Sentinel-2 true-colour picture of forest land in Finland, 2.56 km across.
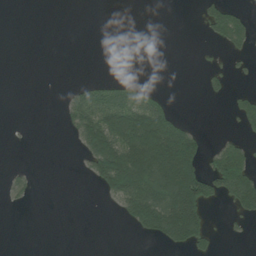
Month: July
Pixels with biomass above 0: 26%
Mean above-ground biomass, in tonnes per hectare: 47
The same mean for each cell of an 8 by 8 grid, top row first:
0 0 0 0 0 0 52 43
0 0 0 0 0 0 7 47
0 0 11 25 7 0 26 8
0 0 106 119 121 27 0 58
1 0 52 166 225 211 18 35
16 0 6 198 223 249 105 134
9 0 0 14 184 221 58 75
0 0 0 0 14 87 34 7
